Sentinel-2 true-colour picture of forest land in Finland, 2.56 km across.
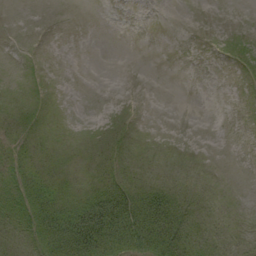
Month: September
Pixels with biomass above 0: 45%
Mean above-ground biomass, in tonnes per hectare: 11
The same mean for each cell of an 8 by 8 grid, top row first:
0 0 0 0 0 0 0 0
0 0 0 0 0 0 1 8
0 1 0 0 0 0 0 3
10 5 0 2 1 0 0 0
11 9 4 15 6 2 0 0
18 16 7 19 16 11 5 0
22 39 41 62 51 35 16 2
10 37 56 41 38 36 21 8
